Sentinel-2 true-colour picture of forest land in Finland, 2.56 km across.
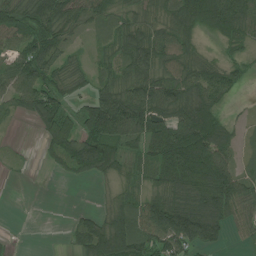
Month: July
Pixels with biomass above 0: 76%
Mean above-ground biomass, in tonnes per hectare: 69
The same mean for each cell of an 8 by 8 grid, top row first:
83 111 71 52 42 83 125 101
56 99 17 46 121 79 13 38
81 76 37 58 92 91 86 35
38 108 67 142 114 95 89 6
3 48 101 94 74 135 130 33
2 3 34 47 47 107 139 73
0 0 11 57 81 108 99 78
5 0 60 146 94 119 106 15
